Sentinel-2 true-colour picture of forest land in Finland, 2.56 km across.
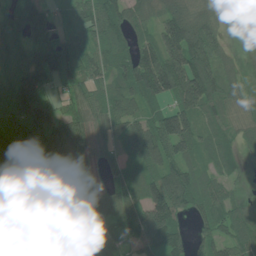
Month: June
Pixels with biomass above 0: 85%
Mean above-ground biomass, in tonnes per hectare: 95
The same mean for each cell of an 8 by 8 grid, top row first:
98 71 65 117 68 123 62 13
99 145 105 98 84 177 142 6
116 117 89 82 150 178 156 36
112 124 80 97 68 137 75 56
113 122 114 65 133 132 60 53
102 55 65 52 77 112 54 24
145 125 56 125 148 118 82 39
130 154 40 79 120 97 77 70
